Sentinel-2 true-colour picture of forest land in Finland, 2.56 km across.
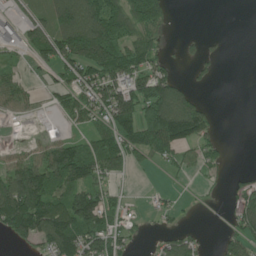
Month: June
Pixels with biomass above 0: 56%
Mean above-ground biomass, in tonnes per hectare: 73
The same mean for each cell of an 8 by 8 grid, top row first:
41 77 200 197 156 8 0 0
51 114 198 168 89 7 19 0
43 19 83 127 126 60 14 0
50 14 78 134 133 184 45 0
18 61 60 95 90 84 49 0
142 150 119 66 4 16 21 15
208 138 171 53 14 21 5 82
62 125 131 82 14 64 7 68
